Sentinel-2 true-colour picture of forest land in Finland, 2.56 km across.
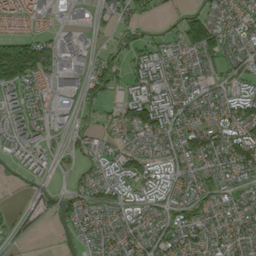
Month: September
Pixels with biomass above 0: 76%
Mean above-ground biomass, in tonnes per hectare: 53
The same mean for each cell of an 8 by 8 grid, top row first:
79 47 33 47 37 25 60 48
136 89 53 26 48 57 112 50
125 68 45 49 79 57 42 49
45 44 34 28 131 69 50 88
48 29 32 36 61 56 80 91
15 27 21 55 64 54 48 46
11 31 63 55 61 52 47 45
18 3 29 47 54 53 59 48
